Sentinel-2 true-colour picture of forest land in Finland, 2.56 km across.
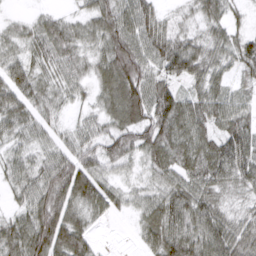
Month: March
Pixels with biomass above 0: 91%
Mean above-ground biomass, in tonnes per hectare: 56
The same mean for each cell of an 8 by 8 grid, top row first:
12 28 32 73 67 18 47 24
36 69 45 70 65 67 48 55
80 44 41 80 74 53 55 28
70 48 24 64 80 84 66 49
34 45 57 68 66 68 61 76
42 67 104 44 33 52 60 57
28 80 61 48 45 67 60 27
70 109 69 1 55 82 79 64
